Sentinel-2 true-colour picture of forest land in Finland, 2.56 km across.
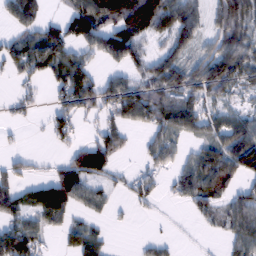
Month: February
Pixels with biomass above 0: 61%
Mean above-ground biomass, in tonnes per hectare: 52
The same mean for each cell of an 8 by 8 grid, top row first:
62 24 91 113 148 98 47 90
58 83 46 93 49 59 37 77
25 33 77 39 61 80 88 47
14 20 44 52 87 98 51 29
5 10 34 76 24 36 52 93
43 31 93 33 32 39 80 61
54 74 35 19 15 6 40 78
97 22 57 11 12 8 4 61
